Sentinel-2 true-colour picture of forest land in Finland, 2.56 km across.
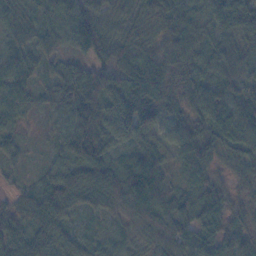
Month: November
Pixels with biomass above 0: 97%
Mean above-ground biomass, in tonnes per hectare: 58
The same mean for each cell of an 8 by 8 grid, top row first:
42 44 80 40 43 53 48 67
40 36 47 60 58 74 54 41
52 29 83 72 84 73 63 48
44 30 123 92 120 59 80 67
30 17 130 76 50 52 58 85
17 42 78 88 118 18 45 38
41 84 38 48 61 61 71 38
65 70 43 29 35 64 47 42
